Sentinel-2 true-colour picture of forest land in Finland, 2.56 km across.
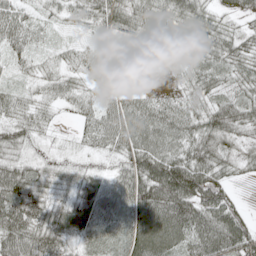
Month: May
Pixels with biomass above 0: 90%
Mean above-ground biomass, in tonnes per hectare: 50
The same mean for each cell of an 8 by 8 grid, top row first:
54 24 32 64 54 55 42 31
43 18 24 13 8 47 55 46
16 30 28 33 0 18 46 38
43 22 29 51 57 53 59 60
49 14 15 47 64 53 69 39
76 52 45 40 90 122 76 17
89 65 66 55 86 110 81 33
86 85 34 29 91 70 87 81
